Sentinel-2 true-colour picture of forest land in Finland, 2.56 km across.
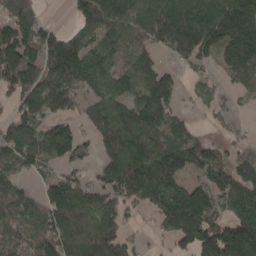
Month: April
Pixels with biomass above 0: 76%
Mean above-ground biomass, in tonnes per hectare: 119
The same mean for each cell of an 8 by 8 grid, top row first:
160 16 96 157 152 189 174 129
164 146 125 103 83 123 98 164
135 157 161 122 122 73 25 75
70 101 71 145 164 84 24 11
148 141 99 155 168 134 67 40
74 61 59 147 194 121 108 114
115 134 142 96 66 179 141 119
88 148 190 179 14 99 192 253
